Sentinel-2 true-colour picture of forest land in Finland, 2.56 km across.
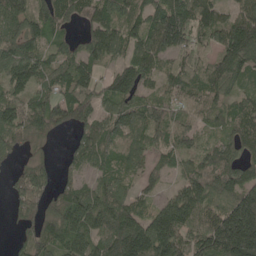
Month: May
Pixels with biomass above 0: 85%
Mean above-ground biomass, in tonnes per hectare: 99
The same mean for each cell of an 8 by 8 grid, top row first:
92 90 81 113 91 180 104 91
105 69 73 111 107 119 59 164
105 80 122 80 75 99 98 77
97 128 109 80 98 86 74 82
56 25 74 96 78 75 51 75
50 78 46 98 63 44 112 105
70 67 145 143 59 135 89 183
31 101 125 157 184 151 141 262
